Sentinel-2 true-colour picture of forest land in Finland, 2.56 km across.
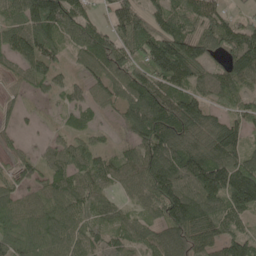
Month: May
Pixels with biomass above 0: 85%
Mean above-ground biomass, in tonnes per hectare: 79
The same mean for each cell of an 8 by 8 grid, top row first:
67 140 83 58 66 66 84 31
98 91 83 105 93 140 82 114
29 57 32 90 90 105 73 90
27 9 41 32 138 126 76 56
19 32 46 23 93 123 101 70
49 55 76 58 96 135 195 133
68 74 72 56 55 147 108 123
64 89 68 63 56 99 75 78
